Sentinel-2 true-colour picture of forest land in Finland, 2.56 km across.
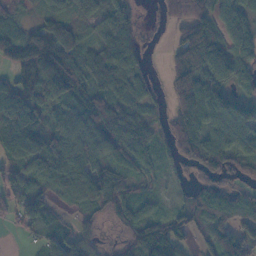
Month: November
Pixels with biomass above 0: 84%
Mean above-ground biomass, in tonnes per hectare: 77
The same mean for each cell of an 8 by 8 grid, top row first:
29 55 46 81 15 60 108 85
93 153 67 111 44 61 153 99
84 155 97 88 48 77 128 70
111 78 95 118 66 71 105 118
76 94 78 101 73 79 119 71
55 73 86 101 39 22 79 58
53 40 33 61 49 38 101 99
5 51 92 16 94 79 65 104
